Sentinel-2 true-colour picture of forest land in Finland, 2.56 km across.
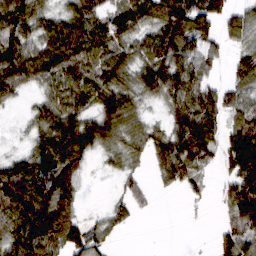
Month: March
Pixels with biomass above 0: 77%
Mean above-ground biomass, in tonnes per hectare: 91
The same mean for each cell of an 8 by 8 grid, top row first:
137 75 115 100 100 171 134 77
123 121 139 102 93 133 75 56
111 92 128 109 104 127 62 81
13 96 115 145 45 94 143 93
13 121 145 74 75 123 111 151
131 99 66 21 39 103 32 165
116 149 45 45 28 0 8 145
105 122 122 40 0 0 3 116
